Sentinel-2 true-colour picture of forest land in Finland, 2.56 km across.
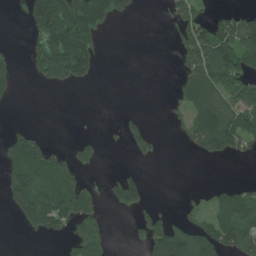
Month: July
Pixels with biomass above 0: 40%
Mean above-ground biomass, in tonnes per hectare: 65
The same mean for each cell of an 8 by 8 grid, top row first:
1 272 216 102 2 58 45 65
5 172 198 0 0 37 172 155
29 96 67 0 0 31 148 112
2 0 1 0 9 24 106 117
97 40 31 3 63 7 144 82
120 116 44 19 25 0 0 2
82 151 108 33 46 8 35 90
0 15 89 23 58 167 88 107
